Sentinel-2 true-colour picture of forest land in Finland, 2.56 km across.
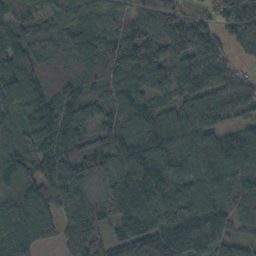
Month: October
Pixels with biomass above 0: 94%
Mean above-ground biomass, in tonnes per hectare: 112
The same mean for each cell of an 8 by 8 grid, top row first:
82 90 127 103 94 88 60 89
130 110 153 137 160 157 129 70
154 103 117 122 118 107 104 69
110 145 132 82 112 95 112 64
97 141 91 117 127 120 146 127
117 115 104 94 131 110 126 121
121 127 116 114 128 134 104 92
120 56 113 80 146 137 132 60
